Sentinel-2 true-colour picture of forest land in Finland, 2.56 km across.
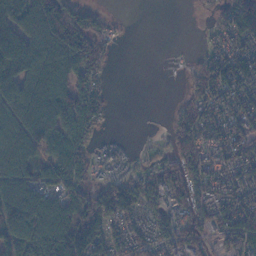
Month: November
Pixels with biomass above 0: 74%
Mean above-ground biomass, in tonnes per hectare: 81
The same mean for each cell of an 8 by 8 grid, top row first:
107 159 99 16 0 0 15 125
206 143 127 24 0 2 33 71
161 140 98 8 0 2 104 105
129 171 150 17 0 35 73 88
143 108 87 22 6 52 81 75
122 75 86 36 58 74 85 66
176 143 100 119 69 70 72 78
120 168 153 88 64 82 49 77
